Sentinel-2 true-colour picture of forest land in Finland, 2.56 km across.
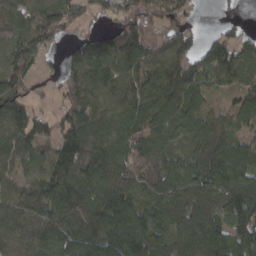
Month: March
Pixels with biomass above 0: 88%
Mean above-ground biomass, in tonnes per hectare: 91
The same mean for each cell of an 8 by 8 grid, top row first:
52 96 46 46 89 77 1 9
77 44 93 134 134 111 65 64
81 30 111 94 94 114 50 52
96 37 117 81 121 110 59 70
89 74 161 100 99 57 92 67
51 97 174 99 95 93 94 104
80 121 137 130 96 98 75 174
69 99 161 153 136 86 129 106
